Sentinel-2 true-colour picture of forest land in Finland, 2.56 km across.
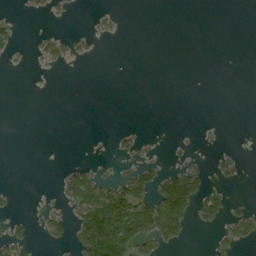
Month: August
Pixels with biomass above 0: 18%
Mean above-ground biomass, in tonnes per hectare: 23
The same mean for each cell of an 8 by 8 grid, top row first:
6 8 1 7 0 0 0 0
18 28 11 0 0 0 0 0
0 0 0 0 0 0 0 0
0 0 0 0 0 0 0 0
0 0 0 8 9 2 3 1
0 0 61 17 62 84 30 15
8 16 92 153 93 152 55 10
37 25 76 185 85 49 6 42
